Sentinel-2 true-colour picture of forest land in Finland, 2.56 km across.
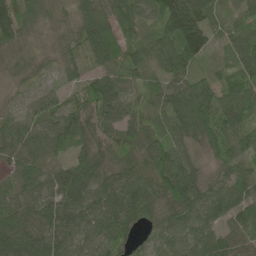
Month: May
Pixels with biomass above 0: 95%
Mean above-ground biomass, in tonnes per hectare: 65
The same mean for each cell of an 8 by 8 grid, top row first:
95 42 70 88 45 164 68 34
48 27 54 115 54 105 66 55
22 15 48 69 30 64 49 50
25 53 61 70 41 100 101 67
69 62 55 50 85 64 63 87
42 41 66 61 79 107 28 61
68 67 81 99 85 76 66 89
112 75 47 62 19 59 73 71
